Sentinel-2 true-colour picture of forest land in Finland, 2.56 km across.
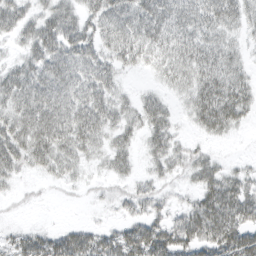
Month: March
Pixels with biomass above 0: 79%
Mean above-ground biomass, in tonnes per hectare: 34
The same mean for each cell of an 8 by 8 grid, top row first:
36 34 35 46 52 52 50 38
13 46 48 39 47 45 44 19
39 49 44 32 5 31 48 32
39 52 46 38 36 15 56 39
43 50 40 27 21 23 12 2
20 17 13 19 14 17 39 24
4 2 2 10 25 17 61 60
23 35 43 34 62 55 55 61
